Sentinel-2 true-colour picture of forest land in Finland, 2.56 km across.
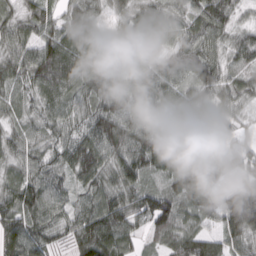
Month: March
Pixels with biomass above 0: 93%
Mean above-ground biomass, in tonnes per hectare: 71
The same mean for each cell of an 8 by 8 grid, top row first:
39 71 71 29 47 49 102 28
64 97 76 41 37 53 71 66
60 107 80 73 98 82 100 42
34 56 50 114 93 82 54 29
50 51 87 110 111 76 23 40
42 74 71 71 74 75 86 49
96 88 61 113 85 84 62 122
116 65 91 120 40 74 64 66
